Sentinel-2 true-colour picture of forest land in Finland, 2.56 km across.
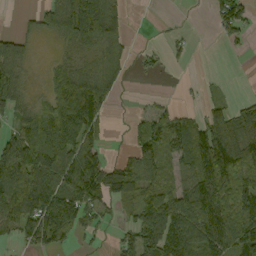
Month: September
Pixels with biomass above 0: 64%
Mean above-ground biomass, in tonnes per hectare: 72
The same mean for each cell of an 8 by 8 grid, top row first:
6 51 169 87 0 1 13 75
46 5 66 64 10 13 0 10
67 31 107 66 4 1 5 0
69 75 168 30 13 38 52 74
111 118 113 10 77 86 155 113
124 162 147 114 94 50 124 93
122 157 117 37 78 103 125 120
42 92 21 14 113 112 113 130
